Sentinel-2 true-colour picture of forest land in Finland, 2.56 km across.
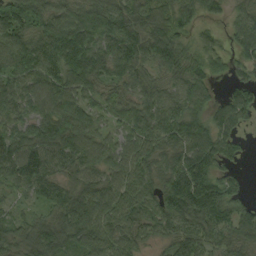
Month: September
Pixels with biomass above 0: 91%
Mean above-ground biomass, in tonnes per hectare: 90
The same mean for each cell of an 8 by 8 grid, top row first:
110 100 100 116 79 76 43 50
113 94 148 100 106 87 52 53
101 106 122 71 68 75 71 43
83 118 104 61 83 97 70 83
104 129 113 70 90 96 106 37
114 107 79 82 96 124 104 33
38 56 131 106 110 133 120 69
78 131 110 99 69 91 86 87
